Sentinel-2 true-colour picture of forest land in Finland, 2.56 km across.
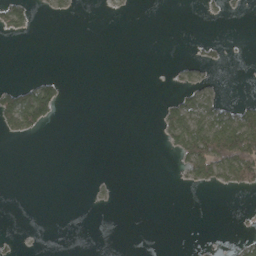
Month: April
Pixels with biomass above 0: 15%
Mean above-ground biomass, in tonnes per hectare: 15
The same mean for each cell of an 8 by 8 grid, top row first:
51 8 1 3 0 0 4 4
0 0 0 0 0 0 10 1
6 29 0 0 0 9 15 0
126 70 0 0 0 48 61 47
2 0 0 0 0 45 114 127
0 0 0 1 0 5 51 75
0 0 0 3 0 0 0 2
5 0 0 0 0 0 1 11
